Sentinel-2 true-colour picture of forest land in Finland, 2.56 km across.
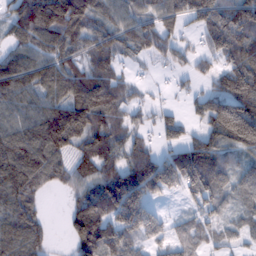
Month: February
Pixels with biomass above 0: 82%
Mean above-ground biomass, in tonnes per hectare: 98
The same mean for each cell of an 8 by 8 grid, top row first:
84 176 144 81 77 89 116 116
63 108 73 84 75 56 74 149
124 104 117 90 15 17 44 149
85 127 158 104 48 30 108 189
130 174 86 118 61 74 111 141
146 99 90 132 169 140 165 65
115 11 109 161 127 11 68 46
114 39 129 124 67 65 51 35
